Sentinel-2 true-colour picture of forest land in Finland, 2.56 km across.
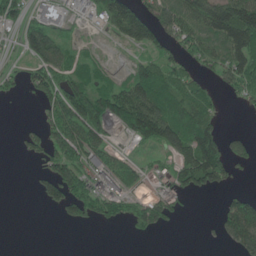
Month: June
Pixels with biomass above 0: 56%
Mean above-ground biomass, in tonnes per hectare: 61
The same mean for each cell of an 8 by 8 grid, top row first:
65 76 22 104 85 100 122 170
29 106 25 7 61 53 62 131
34 86 74 38 100 75 30 100
0 52 113 117 172 114 69 9
10 68 89 38 56 103 119 36
0 67 78 85 22 71 129 16
0 28 64 55 84 34 0 121
0 0 0 0 12 0 3 94
